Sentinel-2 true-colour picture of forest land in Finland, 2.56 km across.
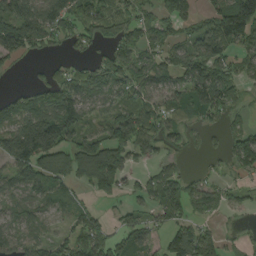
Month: August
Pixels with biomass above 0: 74%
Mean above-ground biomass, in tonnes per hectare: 92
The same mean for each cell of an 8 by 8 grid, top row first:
171 134 114 102 62 94 67 212
128 49 39 79 92 70 115 85
2 63 102 119 103 84 147 87
106 139 113 75 100 73 99 48
188 199 108 161 105 45 20 119
101 118 95 177 40 70 37 48
73 56 51 22 53 119 84 29
73 55 114 92 79 117 112 39
